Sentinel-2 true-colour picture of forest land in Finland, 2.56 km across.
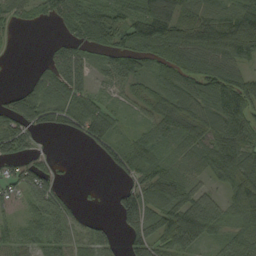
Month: September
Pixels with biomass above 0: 78%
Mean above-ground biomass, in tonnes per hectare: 67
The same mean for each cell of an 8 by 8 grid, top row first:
45 43 75 82 96 116 79 111
4 16 53 79 90 126 125 152
3 83 80 50 65 81 100 88
84 77 77 46 50 91 81 118
77 4 12 52 69 59 73 69
60 68 0 13 73 78 52 82
34 84 20 18 104 106 81 95
39 61 45 44 74 86 52 53
